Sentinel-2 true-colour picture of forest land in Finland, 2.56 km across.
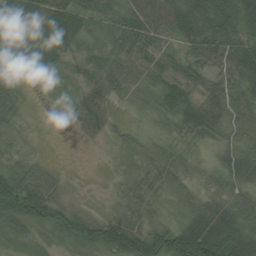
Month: August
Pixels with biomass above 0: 84%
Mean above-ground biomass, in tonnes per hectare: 41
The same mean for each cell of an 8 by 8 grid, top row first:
98 74 59 43 58 70 89 70
59 78 35 37 42 28 45 56
9 19 27 43 26 46 27 42
15 1 36 13 11 53 61 40
14 1 2 10 17 15 15 31
62 24 1 6 27 26 14 38
91 78 21 12 22 15 57 53
25 20 68 75 86 101 120 89
